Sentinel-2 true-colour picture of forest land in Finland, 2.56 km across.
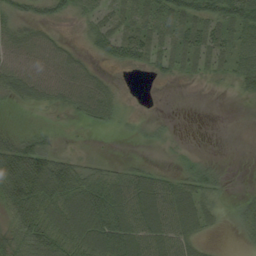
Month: August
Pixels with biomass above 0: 69%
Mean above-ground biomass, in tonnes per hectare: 37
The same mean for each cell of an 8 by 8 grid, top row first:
41 36 27 27 34 45 58 74
54 50 18 43 58 41 52 44
57 59 52 15 4 13 12 32
9 9 28 32 6 1 0 0
47 27 4 1 6 7 0 0
102 92 51 42 41 25 34 1
65 62 77 70 67 58 31 22
51 71 60 81 62 47 14 9
